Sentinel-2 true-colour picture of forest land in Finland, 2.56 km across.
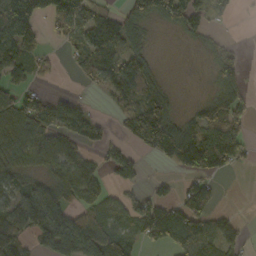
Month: October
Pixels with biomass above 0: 63%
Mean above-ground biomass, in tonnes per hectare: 63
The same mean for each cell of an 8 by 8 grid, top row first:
121 80 89 58 56 81 45 10
85 15 58 108 45 3 26 18
42 13 19 82 81 2 13 53
89 102 72 25 100 29 59 65
102 90 68 31 67 133 115 58
61 51 77 37 22 32 101 7
100 128 56 58 81 65 76 3
77 75 176 96 48 84 73 38
